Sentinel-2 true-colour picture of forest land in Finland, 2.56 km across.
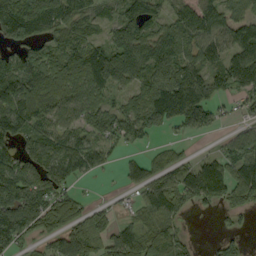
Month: September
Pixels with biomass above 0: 77%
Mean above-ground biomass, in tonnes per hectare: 84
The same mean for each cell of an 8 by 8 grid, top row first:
141 118 100 53 109 70 96 63
66 63 120 106 111 126 85 102
120 116 97 108 105 172 113 100
134 95 83 77 126 129 86 28
76 87 73 48 29 21 4 80
137 83 40 4 82 82 138 96
159 112 67 23 66 96 28 52
76 46 112 86 75 68 8 26
